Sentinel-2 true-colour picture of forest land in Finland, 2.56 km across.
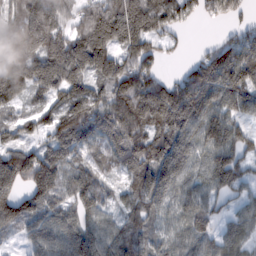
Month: February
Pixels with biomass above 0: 88%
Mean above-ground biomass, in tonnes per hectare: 104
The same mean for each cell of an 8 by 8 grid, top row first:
91 179 82 150 180 101 50 40
126 136 143 121 104 23 35 108
123 123 101 131 131 71 121 132
40 38 116 142 159 172 130 91
37 80 108 106 137 172 111 100
165 149 83 42 141 157 104 89
111 97 88 49 108 76 70 58
31 110 153 109 101 83 81 91
